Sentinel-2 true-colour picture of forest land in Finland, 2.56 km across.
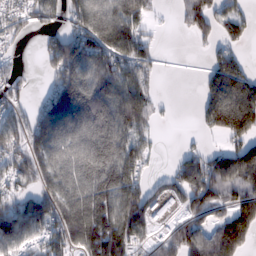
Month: February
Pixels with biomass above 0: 71%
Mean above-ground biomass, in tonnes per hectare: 105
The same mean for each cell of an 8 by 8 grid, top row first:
65 76 111 176 101 27 100 69
24 72 130 158 86 1 27 37
64 44 156 134 91 0 56 125
71 136 181 164 143 5 100 251
93 152 116 186 86 3 16 100
88 130 122 205 65 76 139 172
97 141 185 195 149 45 100 120
101 89 158 232 67 107 97 132
